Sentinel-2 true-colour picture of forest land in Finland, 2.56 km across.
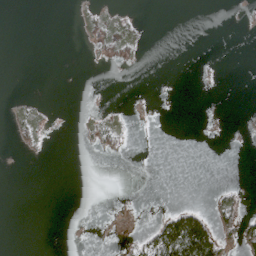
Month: April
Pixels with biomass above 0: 10%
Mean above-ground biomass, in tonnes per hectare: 7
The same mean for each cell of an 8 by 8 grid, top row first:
0 0 4 10 2 0 0 1
0 0 1 12 5 0 0 0
0 0 0 0 0 0 2 0
6 2 1 2 1 0 2 2
7 3 2 12 0 0 0 2
0 0 0 0 0 0 0 0
0 0 0 0 0 21 17 21
0 0 0 1 28 150 108 44
